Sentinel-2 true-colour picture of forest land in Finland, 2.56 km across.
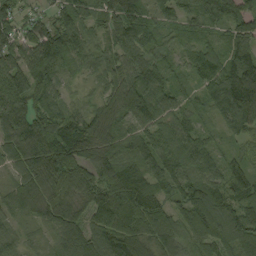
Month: September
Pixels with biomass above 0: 97%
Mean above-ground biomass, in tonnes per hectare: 90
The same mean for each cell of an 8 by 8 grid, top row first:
62 50 81 92 70 54 88 97
88 158 73 70 88 40 48 89
104 115 29 76 110 45 64 147
99 103 54 89 121 72 40 131
92 143 117 85 88 99 63 43
51 142 132 124 95 102 98 101
68 102 75 174 145 78 133 98
43 33 110 113 93 79 86 100
